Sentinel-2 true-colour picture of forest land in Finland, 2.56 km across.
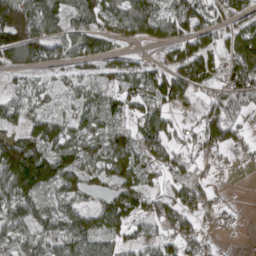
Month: April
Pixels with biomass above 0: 75%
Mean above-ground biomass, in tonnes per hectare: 72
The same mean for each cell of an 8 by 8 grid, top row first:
178 110 76 86 108 106 73 60
156 76 57 33 17 82 73 129
22 23 47 53 80 111 76 122
62 45 62 67 61 42 54 51
103 114 92 93 76 51 66 38
174 102 83 81 71 57 29 3
104 77 69 92 81 83 32 7
74 76 95 59 43 74 26 3
